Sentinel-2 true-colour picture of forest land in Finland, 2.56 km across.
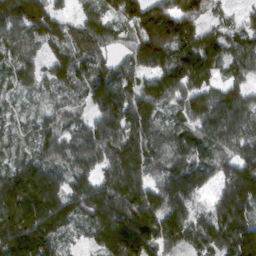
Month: March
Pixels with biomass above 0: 94%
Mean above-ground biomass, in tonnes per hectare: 132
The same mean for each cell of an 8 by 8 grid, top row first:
194 164 69 93 170 184 83 48
136 105 144 86 165 163 150 105
82 88 114 150 102 143 108 73
37 58 58 169 162 75 139 108
42 114 128 169 181 132 105 100
136 137 123 147 115 190 96 181
200 196 153 198 218 181 74 201
184 144 32 174 197 138 144 217
